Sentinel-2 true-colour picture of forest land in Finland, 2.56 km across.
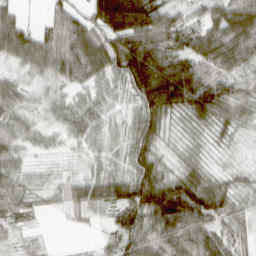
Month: March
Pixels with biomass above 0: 91%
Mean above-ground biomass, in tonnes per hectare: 61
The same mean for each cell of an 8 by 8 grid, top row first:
54 31 49 155 116 41 52 88
106 81 97 84 132 67 82 95
29 43 63 50 131 152 75 74
39 22 50 41 75 68 93 53
52 23 32 41 62 22 26 10
48 20 44 63 77 53 37 20
40 18 59 67 106 137 97 28
25 8 3 35 76 79 74 47
